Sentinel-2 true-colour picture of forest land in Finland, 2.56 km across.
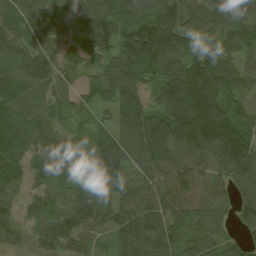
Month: August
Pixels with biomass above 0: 94%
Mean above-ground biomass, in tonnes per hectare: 82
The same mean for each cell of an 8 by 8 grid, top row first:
70 73 52 89 111 106 122 91
75 52 40 55 171 130 96 77
92 63 26 76 80 130 154 63
82 64 47 48 105 166 166 67
98 74 44 86 107 129 132 137
65 63 43 95 61 84 61 101
29 61 79 65 76 71 71 84
26 60 55 42 112 81 71 45
